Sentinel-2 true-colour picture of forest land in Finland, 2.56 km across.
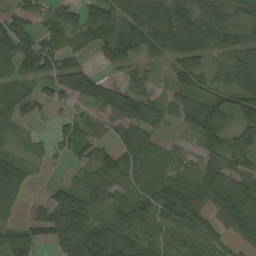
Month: August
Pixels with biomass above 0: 80%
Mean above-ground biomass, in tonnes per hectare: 68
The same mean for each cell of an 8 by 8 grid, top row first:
57 47 59 61 97 99 85 57
122 72 39 72 77 87 75 71
60 76 100 31 44 47 49 80
59 17 34 65 94 62 123 77
20 18 67 45 77 23 64 50
94 6 31 73 75 78 90 62
29 64 94 48 92 116 79 140
74 41 112 151 73 61 56 70
